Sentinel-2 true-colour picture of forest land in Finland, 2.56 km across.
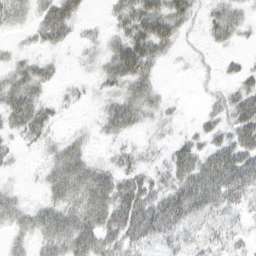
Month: March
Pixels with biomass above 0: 71%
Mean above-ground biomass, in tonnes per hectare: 31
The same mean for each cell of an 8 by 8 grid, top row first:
26 44 24 18 65 48 19 22
9 20 10 29 61 17 10 8
36 24 5 37 41 1 6 24
51 24 3 34 33 8 14 52
13 18 19 10 9 21 28 60
5 27 56 38 29 39 74 70
30 37 56 71 59 68 45 23
18 43 64 41 37 22 21 14
